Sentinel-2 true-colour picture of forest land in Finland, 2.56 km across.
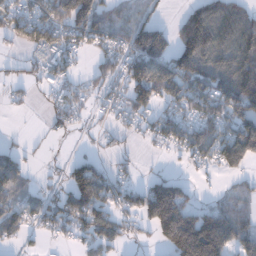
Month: December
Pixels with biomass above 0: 64%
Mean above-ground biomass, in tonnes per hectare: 74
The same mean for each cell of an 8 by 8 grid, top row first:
76 94 154 67 42 19 105 88
28 89 51 68 131 92 135 121
22 40 31 59 145 152 122 156
6 27 36 35 70 69 87 102
14 6 5 19 15 59 102 192
83 9 91 55 21 32 13 42
72 61 113 73 108 205 54 59
44 22 40 63 12 193 244 102
